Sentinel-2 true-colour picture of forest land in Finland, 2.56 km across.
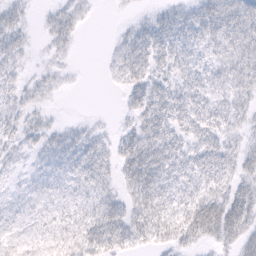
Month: February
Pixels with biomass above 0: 78%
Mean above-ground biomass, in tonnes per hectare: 24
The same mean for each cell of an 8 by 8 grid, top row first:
20 12 14 1 7 21 33 39
21 10 3 10 35 34 25 35
14 12 1 8 32 26 26 28
20 8 1 2 34 40 33 25
18 19 25 17 45 35 31 18
8 17 29 19 52 34 35 29
12 16 23 29 37 35 49 46
26 30 39 43 26 30 25 33
